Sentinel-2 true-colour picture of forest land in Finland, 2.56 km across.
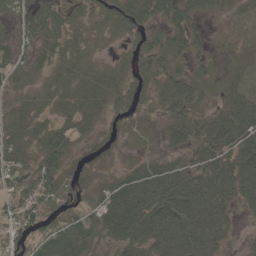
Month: May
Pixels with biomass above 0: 81%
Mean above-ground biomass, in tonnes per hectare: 31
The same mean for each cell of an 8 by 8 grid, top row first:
27 45 14 23 46 46 21 19
25 35 20 7 24 34 14 11
14 20 36 29 17 35 18 24
16 23 36 18 14 30 20 61
27 42 11 6 8 27 46 59
11 32 9 15 36 44 60 79
26 21 17 51 62 73 73 36
20 30 45 30 45 66 66 9
